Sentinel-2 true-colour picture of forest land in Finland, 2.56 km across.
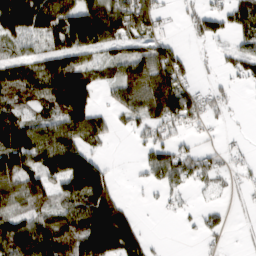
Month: March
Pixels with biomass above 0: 66%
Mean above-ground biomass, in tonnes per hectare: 79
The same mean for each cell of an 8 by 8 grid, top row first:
184 148 155 146 120 16 78 72
46 85 132 59 78 47 17 59
108 140 138 58 120 112 16 26
89 66 137 44 100 141 42 7
141 128 97 16 42 56 24 14
124 93 189 44 27 87 48 21
86 78 122 141 7 23 31 7
123 129 127 183 62 0 24 3
